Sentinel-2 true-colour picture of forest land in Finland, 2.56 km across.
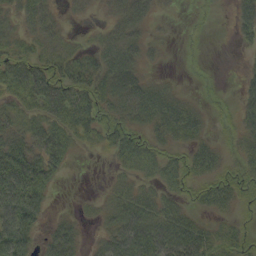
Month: September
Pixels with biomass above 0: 68%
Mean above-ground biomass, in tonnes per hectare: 38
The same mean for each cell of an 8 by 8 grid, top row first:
40 45 10 32 39 3 4 42
34 40 26 52 34 3 3 10
59 64 56 61 34 6 6 11
44 51 64 40 54 59 16 29
52 60 24 37 45 32 26 24
87 51 0 14 30 45 38 42
94 26 8 42 63 37 27 28
75 35 28 46 80 79 42 32
